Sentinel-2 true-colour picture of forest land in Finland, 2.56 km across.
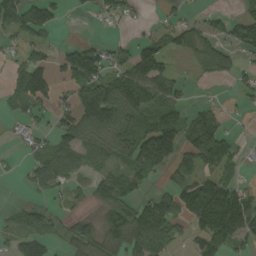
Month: September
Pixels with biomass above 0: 58%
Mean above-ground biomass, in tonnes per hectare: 69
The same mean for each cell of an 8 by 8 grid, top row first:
88 59 8 54 8 26 31 50
24 28 66 42 71 88 94 69
60 82 105 103 136 43 30 40
35 39 112 170 99 84 44 11
13 44 80 83 115 93 140 24
6 76 43 62 51 47 73 25
17 33 16 94 104 117 298 176
37 48 86 95 118 54 105 80
